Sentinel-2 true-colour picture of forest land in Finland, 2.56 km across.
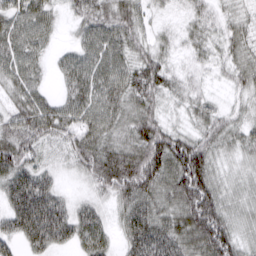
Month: March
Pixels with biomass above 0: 91%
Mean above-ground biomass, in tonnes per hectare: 57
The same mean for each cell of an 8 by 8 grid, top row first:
55 44 44 66 35 15 35 31
66 27 40 59 42 24 36 42
58 19 70 66 77 32 16 36
56 71 65 61 60 20 42 28
99 46 69 58 92 93 60 42
83 42 32 104 106 89 78 29
89 100 38 33 70 63 110 38
54 79 51 30 100 67 108 51
